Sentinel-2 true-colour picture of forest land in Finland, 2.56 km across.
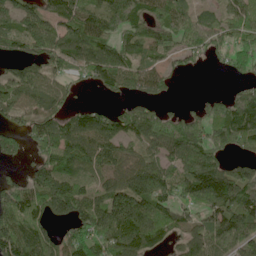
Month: June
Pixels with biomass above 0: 78%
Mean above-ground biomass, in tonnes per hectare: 96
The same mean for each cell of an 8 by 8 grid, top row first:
105 97 111 119 95 104 42 90
51 122 118 103 80 77 85 66
101 85 30 91 86 24 0 36
70 80 73 57 98 40 90 163
57 112 142 110 93 141 130 82
33 130 76 70 141 100 169 114
115 114 116 142 142 84 109 146
139 89 108 142 128 50 107 93
